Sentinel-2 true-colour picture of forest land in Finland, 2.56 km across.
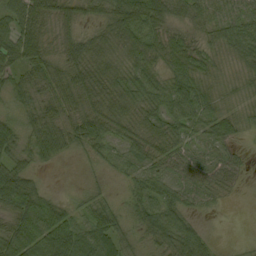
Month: September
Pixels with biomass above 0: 91%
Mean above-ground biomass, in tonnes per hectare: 43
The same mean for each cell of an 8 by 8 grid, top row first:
56 50 35 51 74 42 46 44
61 33 54 46 60 57 34 55
37 48 57 53 52 52 33 27
26 40 49 59 45 62 45 26
44 55 38 33 49 47 41 20
63 8 7 13 39 40 48 23
70 36 20 35 46 47 15 1
69 72 72 68 35 64 23 4
